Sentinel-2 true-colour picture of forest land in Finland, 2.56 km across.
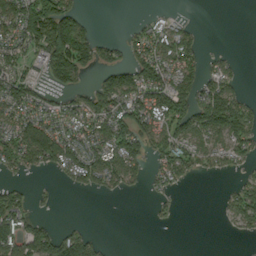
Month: September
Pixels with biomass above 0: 55%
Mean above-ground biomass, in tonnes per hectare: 65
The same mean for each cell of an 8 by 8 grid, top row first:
111 214 62 0 10 15 0 0
68 145 155 39 75 109 9 1
98 59 47 84 108 111 63 18
87 68 73 114 109 135 164 122
100 143 79 104 80 102 69 80
22 12 73 71 31 68 21 25
127 10 0 0 1 13 0 87
141 130 105 3 0 0 0 8
